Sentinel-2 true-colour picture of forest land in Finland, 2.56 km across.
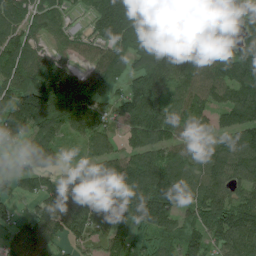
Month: July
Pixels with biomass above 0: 86%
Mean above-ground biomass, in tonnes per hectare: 108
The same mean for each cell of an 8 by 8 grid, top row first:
117 102 20 201 197 181 157 136
119 59 56 129 130 171 143 120
110 179 136 100 136 111 109 131
171 150 151 38 150 95 76 127
65 119 60 58 101 87 62 115
92 83 49 150 141 127 92 91
33 94 117 51 183 107 97 113
79 99 65 72 42 68 80 113
